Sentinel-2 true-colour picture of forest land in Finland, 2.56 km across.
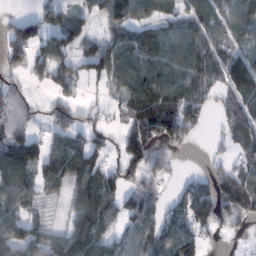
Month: February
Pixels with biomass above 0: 72%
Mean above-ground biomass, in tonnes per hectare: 80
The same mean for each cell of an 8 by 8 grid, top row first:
29 65 50 100 69 64 97 98
108 81 61 97 138 114 78 64
31 56 65 79 131 120 59 181
61 43 36 26 120 127 41 74
129 81 78 31 133 56 11 67
113 108 132 70 85 22 45 79
79 21 98 79 114 61 116 102
110 93 129 68 81 140 29 13
